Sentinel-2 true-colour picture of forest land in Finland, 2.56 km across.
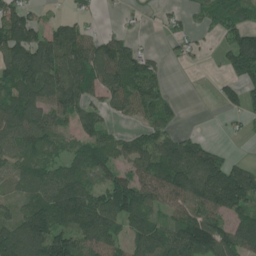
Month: June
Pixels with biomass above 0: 73%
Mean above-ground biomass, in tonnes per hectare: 87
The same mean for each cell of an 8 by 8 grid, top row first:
117 26 35 1 16 32 51 72
143 128 108 110 43 31 11 126
132 142 131 111 124 1 3 73
140 116 95 48 72 31 0 40
90 66 58 70 88 104 48 4
59 72 92 68 101 149 156 123
58 135 142 127 116 76 114 117
161 169 101 84 121 127 155 124
